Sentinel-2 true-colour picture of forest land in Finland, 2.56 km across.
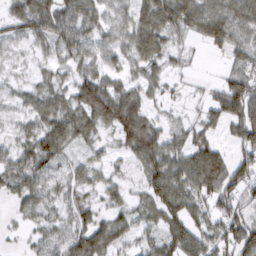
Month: March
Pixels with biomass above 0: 85%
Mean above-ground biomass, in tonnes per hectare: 56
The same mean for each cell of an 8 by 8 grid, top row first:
50 78 68 34 71 82 83 77
23 36 54 46 77 27 27 55
23 32 63 47 42 14 10 72
28 65 80 95 65 17 38 96
40 85 51 26 98 47 60 61
61 53 38 28 45 101 132 81
23 39 56 38 43 83 54 72
9 48 75 69 37 76 56 94
